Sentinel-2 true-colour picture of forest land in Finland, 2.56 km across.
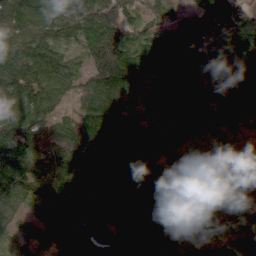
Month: April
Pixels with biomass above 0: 95%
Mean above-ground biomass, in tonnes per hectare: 98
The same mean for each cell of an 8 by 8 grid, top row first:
137 115 120 102 46 36 109 101
126 99 68 128 87 90 96 144
145 103 64 157 96 102 71 158
133 102 75 132 47 91 73 80
109 85 134 145 132 28 31 17
127 100 72 119 80 27 63 81
70 96 142 126 108 67 102 81
83 86 158 135 235 91 72 63
